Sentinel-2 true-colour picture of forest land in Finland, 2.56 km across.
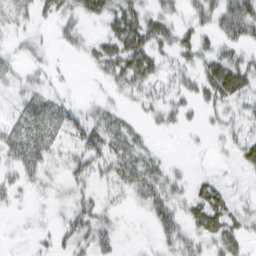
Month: February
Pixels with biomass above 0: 65%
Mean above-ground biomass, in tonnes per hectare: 28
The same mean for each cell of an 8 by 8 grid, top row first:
27 19 38 43 40 26 44 70
13 11 24 44 50 35 25 35
21 19 1 27 39 26 46 48
21 42 31 29 18 28 23 25
44 34 37 41 20 1 9 30
30 22 36 31 42 24 13 11
7 9 34 17 20 38 55 23
2 12 38 25 6 37 39 29
